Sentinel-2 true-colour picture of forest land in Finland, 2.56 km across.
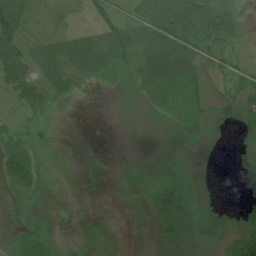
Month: July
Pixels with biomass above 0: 69%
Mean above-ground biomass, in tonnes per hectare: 21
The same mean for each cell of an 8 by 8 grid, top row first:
40 13 9 36 24 54 62 21
49 22 32 39 30 49 40 19
73 36 14 12 32 41 26 34
20 17 0 5 18 31 35 50
27 6 1 1 6 11 17 25
42 6 1 1 5 5 4 27
3 8 3 1 4 3 33 20
18 18 2 2 2 2 26 58
